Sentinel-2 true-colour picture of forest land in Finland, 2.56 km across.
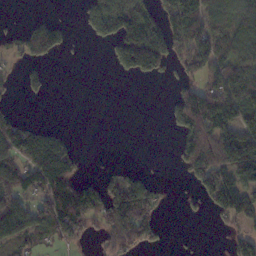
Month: November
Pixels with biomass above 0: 50%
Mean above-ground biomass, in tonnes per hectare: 76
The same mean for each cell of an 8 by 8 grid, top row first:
3 18 22 172 107 144 101 95
57 119 3 59 222 113 160 122
28 28 0 4 37 41 94 147
29 0 0 0 0 77 158 143
134 110 11 0 0 41 138 171
117 166 48 37 39 8 125 117
102 119 180 161 135 5 47 143
73 39 62 87 89 3 0 65
